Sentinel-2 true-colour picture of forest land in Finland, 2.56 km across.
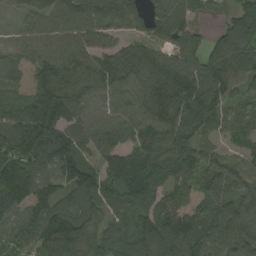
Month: August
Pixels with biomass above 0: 92%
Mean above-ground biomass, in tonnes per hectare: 119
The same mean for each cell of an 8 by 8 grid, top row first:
23 78 112 117 112 125 35 100
62 99 117 86 83 95 79 130
75 120 111 127 124 149 180 118
85 163 99 87 111 146 175 56
149 203 100 114 155 165 75 57
159 87 171 107 185 130 130 136
106 113 115 86 128 100 115 154
88 173 190 133 162 157 140 166
